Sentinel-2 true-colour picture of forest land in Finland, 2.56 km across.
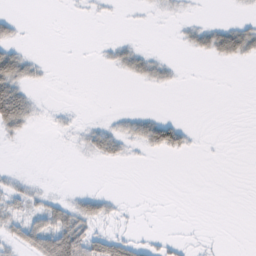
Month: February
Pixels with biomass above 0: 23%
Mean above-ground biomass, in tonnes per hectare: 10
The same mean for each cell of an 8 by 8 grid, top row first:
7 0 1 1 1 3 1 4
16 0 0 10 7 2 30 42
45 2 0 1 15 5 0 0
62 2 1 3 8 0 0 0
2 0 6 25 24 26 0 0
6 0 0 0 0 0 0 0
16 28 28 8 0 0 0 0
21 62 59 29 6 3 1 0
